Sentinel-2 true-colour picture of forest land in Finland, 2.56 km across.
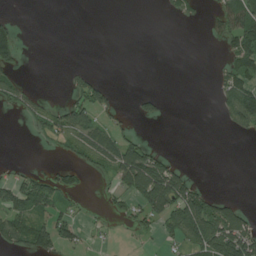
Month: July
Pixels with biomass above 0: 32%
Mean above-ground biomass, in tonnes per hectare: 29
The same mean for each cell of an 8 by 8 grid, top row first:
8 0 0 0 0 15 19 90
50 0 0 0 0 0 3 66
26 0 35 6 0 0 1 79
18 29 71 31 24 0 0 81
0 8 39 63 39 0 0 0
18 35 24 36 105 59 0 0
66 53 8 13 47 73 74 31
65 63 26 4 7 33 94 96
